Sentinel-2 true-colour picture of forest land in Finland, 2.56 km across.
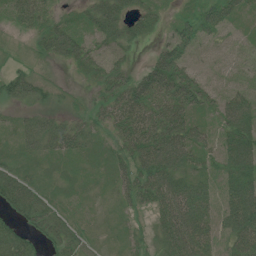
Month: July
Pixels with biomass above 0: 83%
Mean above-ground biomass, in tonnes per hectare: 37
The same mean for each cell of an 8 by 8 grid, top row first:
43 32 21 56 36 17 38 22
12 42 45 31 8 54 20 20
39 21 11 40 47 67 23 24
13 25 17 49 62 62 22 67
23 43 36 24 79 70 26 61
42 16 15 28 60 57 25 52
46 46 21 14 29 84 36 70
41 37 38 12 21 73 39 48
